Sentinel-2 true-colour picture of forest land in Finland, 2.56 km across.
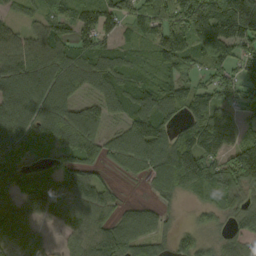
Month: September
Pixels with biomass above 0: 83%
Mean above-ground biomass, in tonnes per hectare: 92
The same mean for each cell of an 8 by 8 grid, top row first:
32 64 82 69 73 132 205 239
101 107 92 70 39 148 141 112
120 123 109 109 59 79 71 85
121 114 91 64 104 71 129 58
118 77 115 72 130 136 145 89
71 59 104 24 57 116 121 127
81 90 116 68 54 18 47 67
57 27 82 134 104 48 35 60
